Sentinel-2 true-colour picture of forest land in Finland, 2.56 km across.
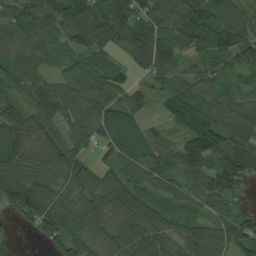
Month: August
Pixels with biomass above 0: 91%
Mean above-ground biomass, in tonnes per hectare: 89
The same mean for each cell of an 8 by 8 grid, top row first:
80 73 93 154 86 113 128 99
87 63 56 57 105 102 120 122
70 75 80 78 28 73 74 58
82 109 95 86 40 88 98 72
84 99 52 93 85 65 149 108
132 95 93 67 95 90 103 100
96 129 101 94 107 86 70 49
12 59 121 67 90 81 137 129
